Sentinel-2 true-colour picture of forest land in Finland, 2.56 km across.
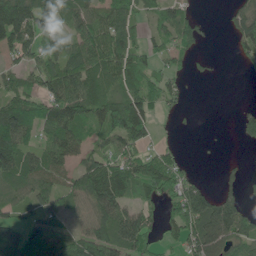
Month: June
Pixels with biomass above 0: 68%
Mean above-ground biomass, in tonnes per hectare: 72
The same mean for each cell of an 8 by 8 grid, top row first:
171 93 83 83 43 61 5 63
93 64 88 117 60 65 8 43
58 89 104 76 70 29 7 2
140 90 110 129 96 15 0 23
126 76 69 66 56 17 2 11
101 89 78 131 104 75 5 23
54 82 42 149 64 86 113 94
90 79 87 117 110 45 130 88
